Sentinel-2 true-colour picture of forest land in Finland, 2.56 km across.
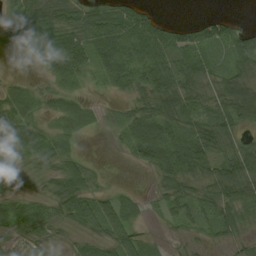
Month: August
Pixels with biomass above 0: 80%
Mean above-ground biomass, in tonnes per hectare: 47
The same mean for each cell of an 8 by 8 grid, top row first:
46 81 67 72 55 2 21 8
25 67 70 78 70 71 53 67
16 27 37 56 61 64 42 62
53 28 42 25 72 72 49 70
43 47 12 8 103 70 76 34
30 42 63 4 7 71 57 72
38 37 72 65 22 39 40 59
44 32 31 69 41 18 24 29
